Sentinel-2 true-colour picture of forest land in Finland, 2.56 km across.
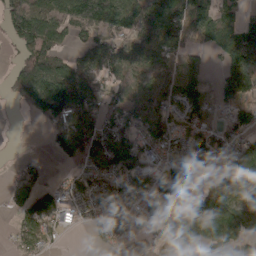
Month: April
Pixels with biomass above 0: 75%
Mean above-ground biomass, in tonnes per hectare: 87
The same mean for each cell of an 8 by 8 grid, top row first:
100 126 118 146 127 96 109 71
39 118 43 88 101 82 63 135
62 103 86 70 77 89 49 143
16 85 96 94 113 78 81 75
4 24 108 144 97 87 95 81
54 27 59 103 91 94 87 124
65 114 53 88 67 180 149 121
50 52 1 60 17 137 132 130
